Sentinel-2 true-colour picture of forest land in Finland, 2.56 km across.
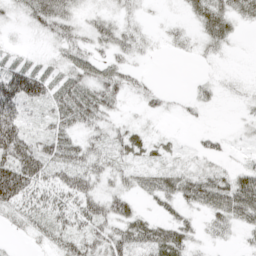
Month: April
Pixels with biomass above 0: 70%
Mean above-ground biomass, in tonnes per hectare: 30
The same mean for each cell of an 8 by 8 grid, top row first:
15 57 21 19 8 4 49 31
6 11 29 33 11 7 18 3
75 36 39 36 11 0 11 10
51 24 54 23 12 7 7 8
89 40 42 36 26 9 18 7
114 45 57 35 25 38 35 34
45 47 48 45 12 26 39 57
4 25 43 50 45 45 13 10
